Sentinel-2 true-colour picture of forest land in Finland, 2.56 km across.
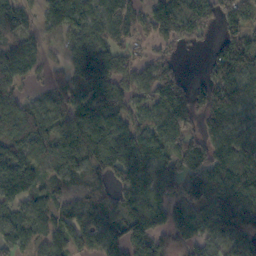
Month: October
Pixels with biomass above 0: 83%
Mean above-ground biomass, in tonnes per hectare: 98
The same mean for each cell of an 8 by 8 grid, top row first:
97 58 95 87 54 85 111 106
104 25 94 95 40 54 24 124
74 45 122 140 92 96 78 106
86 71 108 111 68 162 135 75
94 99 129 126 131 117 130 85
140 56 56 96 125 122 159 143
77 71 78 97 128 125 116 138
94 86 77 77 132 98 119 108
